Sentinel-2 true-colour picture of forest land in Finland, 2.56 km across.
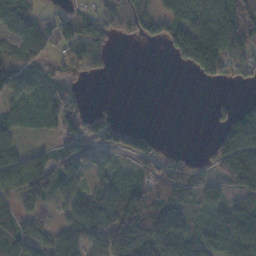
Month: November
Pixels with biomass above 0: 69%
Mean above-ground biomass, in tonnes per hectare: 71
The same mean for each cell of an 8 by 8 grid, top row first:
67 38 60 54 96 88 135 134
50 44 79 31 6 96 208 98
68 57 25 3 0 0 37 24
47 64 58 15 0 0 11 98
51 22 126 74 76 2 19 161
107 95 73 60 58 107 35 181
55 23 86 105 149 101 49 100
89 67 79 110 162 124 73 148
